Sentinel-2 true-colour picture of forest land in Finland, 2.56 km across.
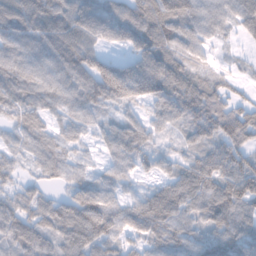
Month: February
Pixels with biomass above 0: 92%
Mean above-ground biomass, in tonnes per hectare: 76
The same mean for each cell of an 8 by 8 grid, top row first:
101 101 112 83 102 112 94 73
81 90 118 39 92 78 47 18
103 89 86 161 157 92 51 24
73 56 67 40 42 65 87 75
46 59 36 77 77 29 63 74
31 46 41 61 40 70 104 118
64 62 110 84 103 97 85 92
69 64 108 72 73 76 58 73
